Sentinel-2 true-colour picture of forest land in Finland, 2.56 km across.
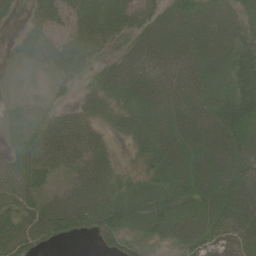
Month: June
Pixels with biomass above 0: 86%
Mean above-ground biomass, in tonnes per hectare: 54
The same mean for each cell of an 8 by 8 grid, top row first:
12 46 46 53 45 57 52 42
15 44 52 19 58 56 61 64
3 13 25 64 69 60 62 99
19 21 26 37 61 62 66 122
33 56 55 17 53 67 74 82
52 27 50 46 44 75 85 83
53 59 74 90 80 88 87 93
76 41 16 42 44 50 63 58
